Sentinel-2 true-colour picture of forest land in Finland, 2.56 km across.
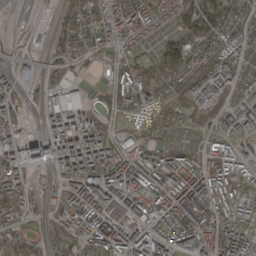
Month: April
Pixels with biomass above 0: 85%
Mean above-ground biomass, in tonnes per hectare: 104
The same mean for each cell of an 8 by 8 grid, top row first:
40 13 112 111 126 109 160 110
10 46 77 82 49 131 130 101
98 35 33 56 130 140 181 116
61 121 138 75 88 83 138 114
102 132 160 111 100 63 69 78
99 48 136 164 151 131 150 106
98 61 117 134 146 158 127 87
87 74 80 144 139 125 167 121
